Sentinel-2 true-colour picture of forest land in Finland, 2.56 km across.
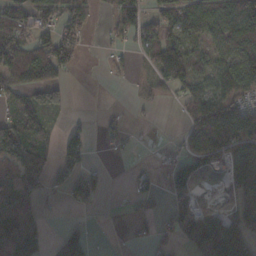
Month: November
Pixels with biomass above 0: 55%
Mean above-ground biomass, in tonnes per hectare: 55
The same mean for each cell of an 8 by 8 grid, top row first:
67 59 70 25 59 74 103 137
89 74 41 16 52 71 41 115
64 69 2 4 13 81 49 83
64 79 2 7 7 8 120 111
143 47 66 15 0 12 127 95
88 60 67 4 23 65 16 67
97 10 23 0 17 65 17 48
91 35 92 1 19 32 109 88
